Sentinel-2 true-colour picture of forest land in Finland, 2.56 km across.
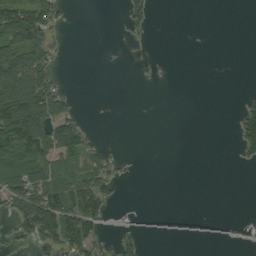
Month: September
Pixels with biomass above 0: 29%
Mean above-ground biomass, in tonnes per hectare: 31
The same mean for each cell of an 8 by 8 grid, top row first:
124 74 0 0 36 0 0 0
102 47 0 0 2 0 0 0
144 55 0 0 0 0 0 0
127 113 12 0 0 0 0 27
133 116 63 3 0 0 0 42
87 89 59 29 0 0 0 0
54 133 108 13 1 0 0 0
22 52 78 16 16 3 3 3
